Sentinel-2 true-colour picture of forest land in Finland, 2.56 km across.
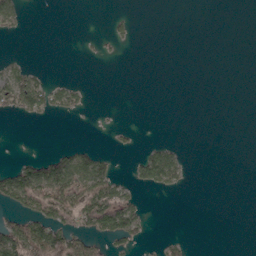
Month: April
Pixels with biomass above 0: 21%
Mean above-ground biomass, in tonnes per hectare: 22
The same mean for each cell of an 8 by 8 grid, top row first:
38 0 0 12 0 0 0 0
0 0 2 8 0 0 0 0
59 23 6 0 0 0 0 0
39 31 16 1 0 0 0 0
0 1 19 8 10 14 0 0
101 119 98 44 42 46 0 0
47 83 88 105 24 0 0 0
99 129 49 40 17 14 0 0
